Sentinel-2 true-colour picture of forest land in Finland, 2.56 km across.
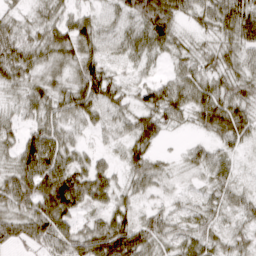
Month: March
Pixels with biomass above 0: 90%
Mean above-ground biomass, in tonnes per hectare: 46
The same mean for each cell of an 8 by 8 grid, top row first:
27 35 36 23 73 52 47 76
63 56 61 26 50 37 28 51
44 38 60 45 26 45 49 48
26 49 52 36 49 44 74 60
38 74 25 21 49 4 29 34
63 98 65 40 49 14 35 19
55 93 51 50 21 20 31 37
45 57 64 104 59 40 41 34
